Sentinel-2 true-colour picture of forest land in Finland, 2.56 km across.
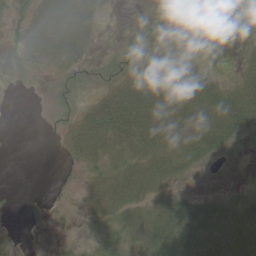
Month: June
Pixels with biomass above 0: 58%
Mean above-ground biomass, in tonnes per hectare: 27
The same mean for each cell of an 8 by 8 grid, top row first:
6 61 61 3 9 18 19 27
16 55 45 3 13 19 9 4
1 4 7 16 53 47 27 26
0 0 16 77 60 47 49 53
0 0 41 46 51 39 40 13
0 0 5 39 54 26 1 1
2 10 7 46 36 39 40 42
7 1 6 36 49 54 58 58
